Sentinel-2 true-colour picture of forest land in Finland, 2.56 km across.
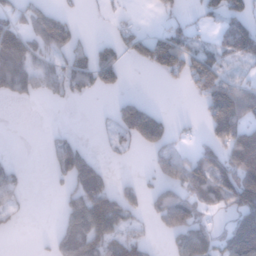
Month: January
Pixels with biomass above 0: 48%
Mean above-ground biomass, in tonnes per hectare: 53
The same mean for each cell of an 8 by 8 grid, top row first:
44 83 12 12 2 22 29 60
105 79 47 53 59 89 37 69
88 60 69 57 0 25 107 37
0 1 0 30 88 3 69 100
0 21 45 20 67 24 48 93
33 14 111 31 16 56 99 111
25 0 103 109 44 132 40 85
0 15 114 77 36 61 70 140
